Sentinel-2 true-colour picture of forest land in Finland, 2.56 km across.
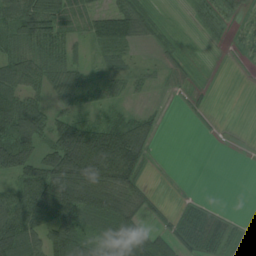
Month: August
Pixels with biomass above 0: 63%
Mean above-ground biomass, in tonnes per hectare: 44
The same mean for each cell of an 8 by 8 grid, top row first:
82 98 40 70 51 3 1 0
51 76 20 51 10 16 1 0
69 50 41 35 18 18 5 0
113 52 30 28 22 4 5 0
90 52 139 124 58 0 0 0
60 115 108 95 27 2 0 0
83 115 106 71 27 10 10 0
111 78 75 67 54 27 40 10
